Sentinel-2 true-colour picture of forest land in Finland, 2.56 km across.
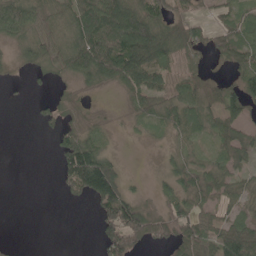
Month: May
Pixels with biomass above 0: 65%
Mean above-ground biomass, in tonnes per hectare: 46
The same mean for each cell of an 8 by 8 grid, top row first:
91 41 82 122 103 50 18 41
23 48 97 129 169 80 35 55
5 14 26 54 69 34 29 44
0 24 7 3 37 54 57 56
0 3 86 10 4 20 20 57
0 0 142 116 6 50 54 37
0 0 3 114 50 47 42 38
5 0 0 79 57 68 68 101
